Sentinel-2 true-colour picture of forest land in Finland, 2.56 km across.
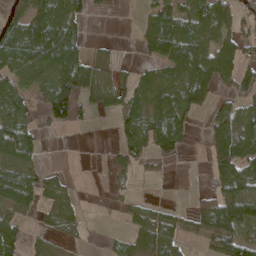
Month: April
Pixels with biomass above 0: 58%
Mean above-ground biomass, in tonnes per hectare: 56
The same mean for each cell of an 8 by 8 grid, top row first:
54 86 51 8 25 72 97 62
120 129 54 12 43 132 91 70
73 65 95 38 45 63 86 60
71 55 36 37 72 80 51 82
116 3 0 14 89 72 58 121
100 30 2 38 9 1 25 95
57 34 23 8 30 19 64 105
63 25 7 12 57 45 54 79
